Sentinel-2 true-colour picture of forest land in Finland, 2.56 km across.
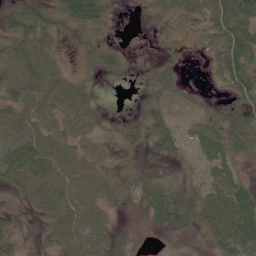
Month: June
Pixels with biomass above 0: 72%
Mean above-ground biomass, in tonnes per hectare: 35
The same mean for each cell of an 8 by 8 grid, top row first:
40 32 77 20 6 27 48 59
42 34 22 19 1 9 23 62
60 53 23 9 10 28 8 54
43 44 45 8 29 11 26 37
73 49 28 16 28 36 46 45
54 66 47 25 34 19 26 20
20 42 54 19 51 61 58 68
23 24 57 34 13 12 21 75
